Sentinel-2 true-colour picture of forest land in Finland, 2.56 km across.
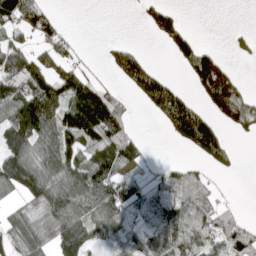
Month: April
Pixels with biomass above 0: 58%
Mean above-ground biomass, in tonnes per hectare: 75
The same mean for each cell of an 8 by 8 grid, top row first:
118 64 0 0 32 35 0 0
79 66 23 40 19 67 33 19
133 123 96 27 154 27 146 38
121 151 190 149 22 172 71 102
111 93 107 116 41 37 154 9
151 126 132 96 38 56 25 6
39 123 108 98 62 52 56 17
76 85 135 49 73 80 71 83
